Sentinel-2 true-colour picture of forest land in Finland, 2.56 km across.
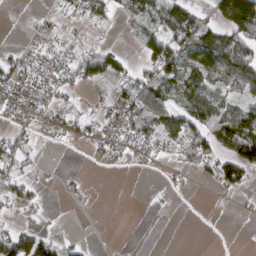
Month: March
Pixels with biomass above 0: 50%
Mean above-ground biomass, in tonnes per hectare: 39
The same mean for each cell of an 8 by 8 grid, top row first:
4 19 34 30 68 78 41 178
15 25 19 17 53 72 110 71
48 42 42 46 58 77 67 94
35 38 21 43 90 70 90 68
32 9 21 48 58 72 72 113
35 4 6 1 6 13 24 56
30 7 4 0 3 4 1 4
71 48 11 0 0 0 1 1
